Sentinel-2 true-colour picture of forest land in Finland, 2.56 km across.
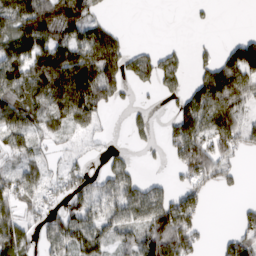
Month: March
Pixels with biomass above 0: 61%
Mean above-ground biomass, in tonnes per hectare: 66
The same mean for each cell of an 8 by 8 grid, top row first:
112 114 103 10 0 0 8 0
99 110 95 100 22 22 17 87
91 137 148 125 44 55 84 108
96 75 107 27 18 49 129 88
57 30 29 15 20 80 106 63
58 43 58 70 23 30 83 22
55 56 84 77 104 111 20 20
92 64 93 50 106 122 14 61
